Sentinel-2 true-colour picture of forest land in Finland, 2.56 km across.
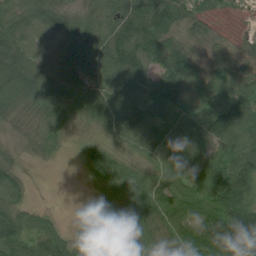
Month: July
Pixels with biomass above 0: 89%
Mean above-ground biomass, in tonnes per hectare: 79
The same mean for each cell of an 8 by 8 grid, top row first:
57 88 49 80 131 107 31 3
106 58 98 113 120 80 42 32
107 97 83 91 116 90 95 107
45 81 65 115 138 77 61 130
15 49 24 46 77 82 77 115
48 0 10 69 62 79 92 143
53 10 0 43 88 81 101 153
98 81 52 93 77 77 156 201
